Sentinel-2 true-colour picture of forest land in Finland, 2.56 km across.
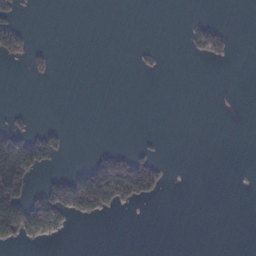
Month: February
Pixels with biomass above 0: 14%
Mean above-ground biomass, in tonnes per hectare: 17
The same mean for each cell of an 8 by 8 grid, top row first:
24 0 0 0 0 0 3 0
43 8 0 0 4 0 52 1
0 6 0 0 0 0 0 0
8 0 0 0 0 0 0 0
80 47 0 1 5 0 0 0
159 16 67 154 116 0 0 0
108 90 69 24 2 0 0 0
21 8 0 0 0 0 0 0
